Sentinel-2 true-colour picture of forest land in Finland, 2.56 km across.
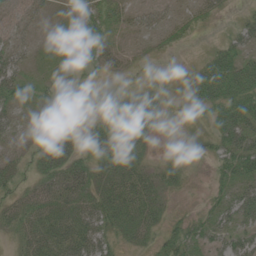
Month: June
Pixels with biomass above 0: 62%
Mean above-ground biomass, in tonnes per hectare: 28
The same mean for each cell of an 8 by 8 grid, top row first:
18 9 21 39 27 18 14 11
31 7 25 23 9 10 10 33
42 11 8 7 7 3 61 60
26 9 5 24 52 8 25 58
20 31 28 51 22 3 13 59
26 39 44 49 38 28 8 45
34 49 46 60 56 7 22 60
19 45 49 24 24 39 33 41
